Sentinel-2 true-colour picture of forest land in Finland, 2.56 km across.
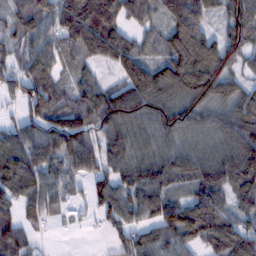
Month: February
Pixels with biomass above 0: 87%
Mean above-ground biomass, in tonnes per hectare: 96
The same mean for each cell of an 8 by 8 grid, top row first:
69 95 191 130 79 132 78 116
52 87 127 171 54 128 107 96
79 90 59 44 148 135 142 56
31 106 113 165 107 109 95 104
103 101 112 90 74 78 68 121
146 87 58 87 109 94 110 127
81 73 27 107 101 100 139 74
91 8 3 46 91 103 106 127
